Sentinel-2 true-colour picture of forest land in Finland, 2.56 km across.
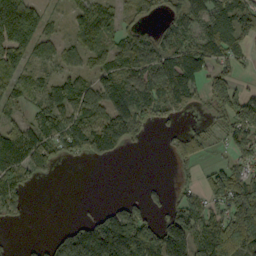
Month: September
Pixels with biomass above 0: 66%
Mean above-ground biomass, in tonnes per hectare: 83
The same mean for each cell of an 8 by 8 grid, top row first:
74 30 72 75 56 79 117 123
117 66 93 68 129 124 122 65
96 63 71 98 145 186 81 36
40 96 90 89 99 72 40 118
151 123 98 89 22 41 46 73
104 29 0 0 1 16 61 106
54 0 2 38 52 69 80 140
4 30 171 238 166 145 143 165
